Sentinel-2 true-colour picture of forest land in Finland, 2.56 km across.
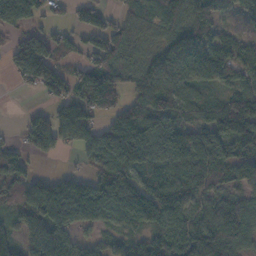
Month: November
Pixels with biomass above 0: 79%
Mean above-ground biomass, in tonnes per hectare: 92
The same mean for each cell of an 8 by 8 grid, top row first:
187 39 17 15 80 107 91 51
67 97 39 57 41 142 133 85
50 118 95 133 77 99 90 84
3 57 109 64 84 65 55 105
33 86 71 168 193 169 141 97
109 47 53 115 113 127 99 66
75 197 179 138 147 119 54 69
66 153 49 41 70 96 116 90
